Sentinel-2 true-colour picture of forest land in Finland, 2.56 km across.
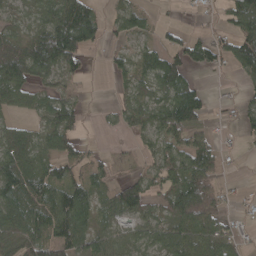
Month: April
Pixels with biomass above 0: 68%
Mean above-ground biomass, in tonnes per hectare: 54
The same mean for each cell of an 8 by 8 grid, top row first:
30 62 97 26 29 3 5 87
76 132 92 15 34 48 61 85
92 43 18 20 56 80 5 20
32 54 34 22 69 129 35 26
82 37 33 2 25 70 52 8
101 78 40 26 38 73 91 3
75 88 82 44 52 97 118 9
67 62 63 46 43 73 95 37
